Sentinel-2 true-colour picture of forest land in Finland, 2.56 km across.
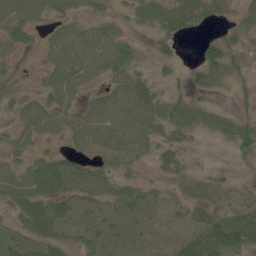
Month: June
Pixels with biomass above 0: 80%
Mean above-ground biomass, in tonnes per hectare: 35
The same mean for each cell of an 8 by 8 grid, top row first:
48 30 22 17 35 46 30 20
28 32 70 56 11 24 40 18
4 30 45 35 29 13 32 23
21 47 39 62 50 31 27 22
27 13 33 49 38 32 8 40
45 68 57 35 11 20 13 10
39 57 33 27 31 21 51 44
35 50 29 21 18 32 101 82
